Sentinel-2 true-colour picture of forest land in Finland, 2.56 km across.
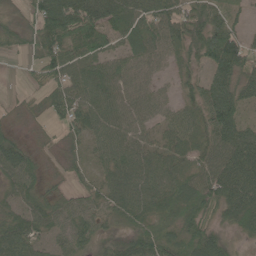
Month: June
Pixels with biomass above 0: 89%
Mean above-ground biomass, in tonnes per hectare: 59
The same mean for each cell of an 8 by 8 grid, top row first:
30 96 124 79 71 68 68 21
31 69 73 41 61 50 92 85
3 57 67 63 37 24 70 87
25 35 61 67 45 33 91 70
51 22 39 67 46 48 65 114
67 36 29 52 67 63 71 108
48 59 48 47 56 68 57 90
74 39 54 36 80 73 83 17
